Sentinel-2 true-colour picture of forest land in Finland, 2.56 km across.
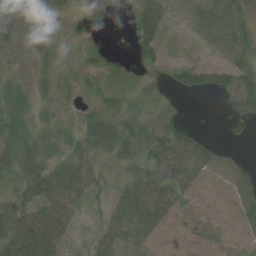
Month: August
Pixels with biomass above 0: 59%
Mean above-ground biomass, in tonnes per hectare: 24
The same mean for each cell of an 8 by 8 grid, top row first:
1 7 2 0 55 9 37 29
5 7 5 3 28 1 18 33
4 7 6 5 10 16 29 25
17 3 5 18 10 8 0 21
23 12 23 44 23 46 29 8
29 48 51 9 34 53 32 39
50 58 26 31 64 36 13 34
71 74 5 44 46 17 16 18
